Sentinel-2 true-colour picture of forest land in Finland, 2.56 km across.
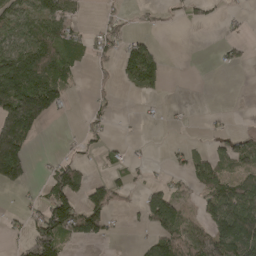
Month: April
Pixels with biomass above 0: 41%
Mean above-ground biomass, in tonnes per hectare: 51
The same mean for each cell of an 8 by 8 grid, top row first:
73 89 19 23 11 8 15 11
79 91 37 40 63 0 0 25
142 98 14 17 80 0 0 0
215 98 3 17 3 6 5 0
214 0 21 14 4 5 22 58
101 39 73 27 8 16 101 58
12 105 85 59 63 76 67 111
15 143 55 14 29 92 140 154
